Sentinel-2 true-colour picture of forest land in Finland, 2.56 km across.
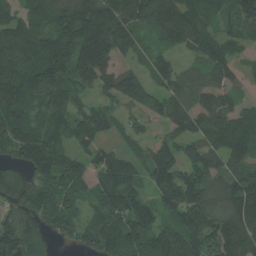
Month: July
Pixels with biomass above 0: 89%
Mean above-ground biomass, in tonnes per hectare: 134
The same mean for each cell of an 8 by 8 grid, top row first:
100 153 206 193 140 204 118 146
213 185 203 172 55 70 125 66
184 174 129 126 125 111 86 50
151 122 86 75 125 139 129 113
139 141 114 61 66 106 131 174
96 129 144 199 89 151 136 152
121 142 77 160 119 167 159 176
155 72 78 151 140 191 202 165
